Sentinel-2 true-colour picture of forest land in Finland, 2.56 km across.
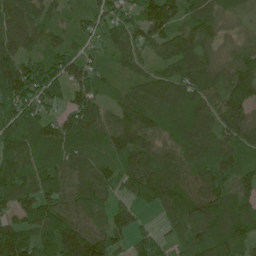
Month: June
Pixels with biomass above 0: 92%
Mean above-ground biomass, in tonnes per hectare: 94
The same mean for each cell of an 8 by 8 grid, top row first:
116 54 38 84 101 93 84 29
121 73 47 56 81 118 76 66
175 114 98 45 66 91 87 112
110 56 117 71 129 77 104 123
105 99 76 88 102 89 101 103
143 119 85 68 141 100 109 88
112 121 109 68 45 88 124 86
153 129 190 97 54 41 92 85
